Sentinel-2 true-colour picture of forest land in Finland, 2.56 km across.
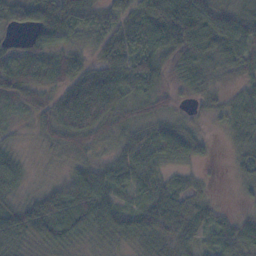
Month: November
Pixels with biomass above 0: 91%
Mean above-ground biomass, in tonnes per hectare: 53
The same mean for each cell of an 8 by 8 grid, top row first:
49 85 52 46 82 139 90 63
27 68 31 53 68 105 77 80
66 50 74 78 82 47 43 35
22 47 113 74 37 23 23 52
16 25 43 27 54 66 16 36
43 12 61 50 59 27 8 24
48 83 101 63 59 67 33 10
50 61 34 30 43 65 40 64
